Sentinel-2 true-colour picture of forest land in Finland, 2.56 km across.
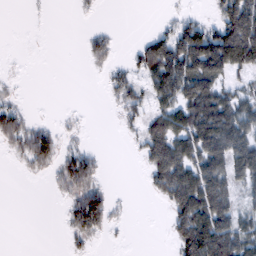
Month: February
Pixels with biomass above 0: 49%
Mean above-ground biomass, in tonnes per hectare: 50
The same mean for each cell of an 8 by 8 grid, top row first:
0 2 5 0 0 16 13 145
0 0 6 28 47 118 159 153
5 0 0 32 45 132 109 29
46 0 3 7 46 77 130 116
48 65 17 0 60 96 139 133
3 24 90 2 19 143 139 82
0 0 76 36 0 77 125 50
0 0 27 5 0 52 147 105
